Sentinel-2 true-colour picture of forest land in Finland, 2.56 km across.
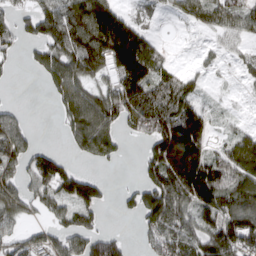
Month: March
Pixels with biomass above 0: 68%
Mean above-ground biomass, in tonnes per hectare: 93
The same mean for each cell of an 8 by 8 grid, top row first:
58 117 153 153 25 33 71 87
34 93 158 229 161 4 19 29
7 60 112 71 168 79 20 19
37 4 148 133 165 146 45 6
108 11 82 99 53 241 83 110
82 126 94 5 53 228 189 122
90 59 115 15 140 145 119 139
56 58 95 103 38 151 143 162
